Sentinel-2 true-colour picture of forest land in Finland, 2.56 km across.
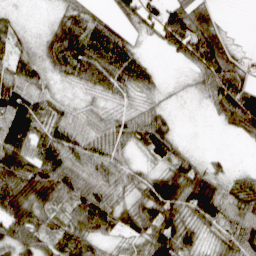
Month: April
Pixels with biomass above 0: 81%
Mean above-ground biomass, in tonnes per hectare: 63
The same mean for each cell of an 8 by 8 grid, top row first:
11 14 57 28 67 83 57 0
38 65 93 103 18 60 127 15
73 39 68 89 65 4 75 68
132 67 31 40 44 10 18 130
116 85 67 66 65 45 0 9
129 110 80 68 44 85 68 24
104 70 75 75 83 93 102 69
79 54 74 30 68 97 25 75
